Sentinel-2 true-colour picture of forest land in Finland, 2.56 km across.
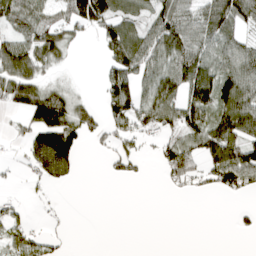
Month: April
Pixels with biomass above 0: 54%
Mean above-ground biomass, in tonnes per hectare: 54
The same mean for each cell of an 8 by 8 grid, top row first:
72 44 106 101 53 90 87 93
73 97 10 88 83 85 63 62
98 32 5 77 54 90 95 99
28 136 66 67 70 79 92 115
14 148 55 40 27 66 87 94
9 77 15 25 15 68 60 106
23 6 0 0 0 0 0 9
45 26 0 0 0 0 0 1
